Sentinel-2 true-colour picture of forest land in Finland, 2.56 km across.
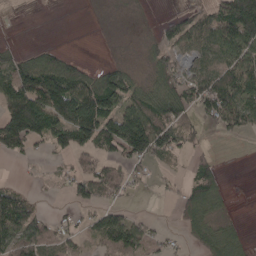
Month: April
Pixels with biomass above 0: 58%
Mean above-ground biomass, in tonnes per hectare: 57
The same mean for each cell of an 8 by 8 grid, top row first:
5 1 0 2 2 27 59 159
19 28 0 1 15 55 71 92
113 150 107 94 32 64 95 105
147 137 149 99 105 94 61 95
80 57 78 85 139 60 16 4
3 6 51 50 17 16 67 0
91 10 39 35 1 31 76 1
88 57 29 80 60 11 73 38
